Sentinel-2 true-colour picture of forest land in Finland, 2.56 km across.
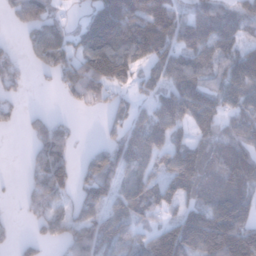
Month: January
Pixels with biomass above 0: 72%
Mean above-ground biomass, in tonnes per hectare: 74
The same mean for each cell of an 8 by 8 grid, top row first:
72 78 29 151 123 80 101 94
19 112 74 131 114 78 90 63
36 13 87 82 46 91 65 104
21 18 11 45 32 43 99 83
0 96 7 59 99 64 71 95
3 104 50 98 82 99 100 137
5 63 66 63 77 50 119 121
20 36 83 80 58 127 153 151
